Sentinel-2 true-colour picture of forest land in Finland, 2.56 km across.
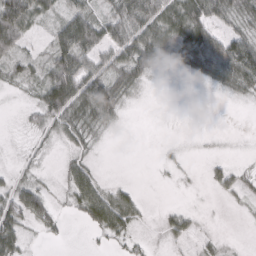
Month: March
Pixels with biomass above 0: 59%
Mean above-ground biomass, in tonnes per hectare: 31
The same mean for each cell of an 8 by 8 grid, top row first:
106 26 61 44 74 58 61 44
40 28 76 55 72 75 74 66
25 53 78 64 27 2 29 54
2 53 53 63 0 0 0 1
2 10 22 1 0 4 2 1
14 4 40 2 0 4 13 20
60 47 34 71 12 13 1 4
47 11 0 20 7 19 14 1
